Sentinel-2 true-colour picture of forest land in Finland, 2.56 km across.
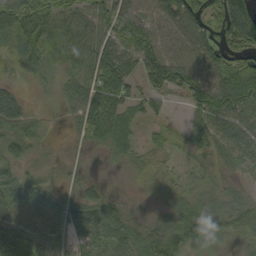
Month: September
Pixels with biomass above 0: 87%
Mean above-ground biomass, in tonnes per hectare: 46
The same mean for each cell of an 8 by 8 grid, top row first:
90 92 54 71 63 89 57 97
59 60 61 36 71 52 69 60
23 25 46 53 47 81 63 98
51 11 53 56 28 3 79 74
47 14 16 36 26 22 44 59
41 21 24 5 19 18 22 22
44 39 52 33 7 57 51 47
47 30 31 41 52 69 37 26
